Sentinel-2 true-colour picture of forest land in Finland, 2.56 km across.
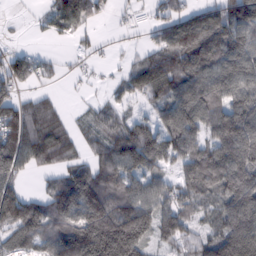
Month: February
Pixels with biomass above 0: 78%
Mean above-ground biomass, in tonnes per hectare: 103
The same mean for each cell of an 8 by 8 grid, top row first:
4 55 114 26 15 75 90 145
28 10 26 13 44 170 169 123
95 36 15 20 123 145 149 145
117 86 13 57 40 149 127 137
145 150 52 92 154 128 107 173
105 52 112 110 104 83 143 178
149 103 163 143 125 135 85 146
75 85 186 243 136 105 79 168
